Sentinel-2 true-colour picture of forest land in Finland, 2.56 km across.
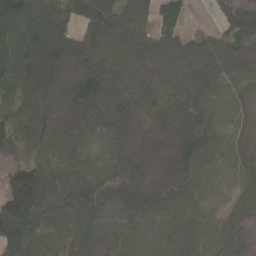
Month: April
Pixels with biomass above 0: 94%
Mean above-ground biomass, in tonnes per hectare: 71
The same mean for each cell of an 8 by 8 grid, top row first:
135 69 76 84 63 94 7 130
100 96 94 80 89 99 55 50
82 91 119 84 90 68 55 45
53 48 63 75 40 47 67 42
41 51 52 61 22 62 91 31
107 75 75 60 42 71 59 55
171 103 115 68 75 86 38 51
97 73 62 36 31 56 57 49
